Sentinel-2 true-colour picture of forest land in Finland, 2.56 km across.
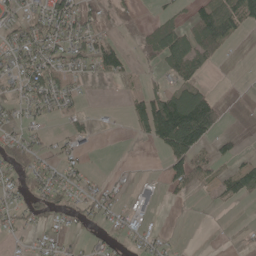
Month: May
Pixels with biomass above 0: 44%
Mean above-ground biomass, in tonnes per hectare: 29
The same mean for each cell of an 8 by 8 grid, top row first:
28 54 41 10 2 19 60 60
39 42 36 47 17 87 58 2
26 58 20 21 16 38 14 0
24 28 17 2 51 136 99 0
40 15 14 0 8 110 45 15
31 32 21 5 2 55 40 63
24 31 30 25 11 2 5 5
9 18 8 18 22 4 0 3
